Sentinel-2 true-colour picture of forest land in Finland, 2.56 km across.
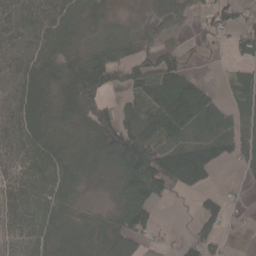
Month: April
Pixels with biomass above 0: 76%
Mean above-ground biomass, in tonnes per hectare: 79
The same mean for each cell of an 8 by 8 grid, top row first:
57 81 76 41 31 63 47 47
59 84 108 105 68 56 30 54
72 118 177 105 89 104 12 39
76 119 178 82 100 135 90 47
66 102 97 184 168 95 98 64
52 90 73 63 180 166 65 16
74 92 41 48 110 1 45 12
44 86 119 116 44 14 54 0
